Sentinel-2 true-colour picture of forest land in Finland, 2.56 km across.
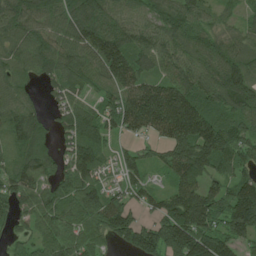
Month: June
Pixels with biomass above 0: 90%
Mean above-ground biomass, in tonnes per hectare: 108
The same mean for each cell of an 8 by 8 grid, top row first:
117 97 125 106 89 116 56 38
106 112 117 169 106 98 90 70
67 65 93 139 127 122 98 127
105 37 100 123 218 207 109 94
104 52 135 46 47 136 180 109
113 96 137 31 59 92 107 77
79 122 148 138 66 132 152 162
43 100 144 78 137 191 153 104
